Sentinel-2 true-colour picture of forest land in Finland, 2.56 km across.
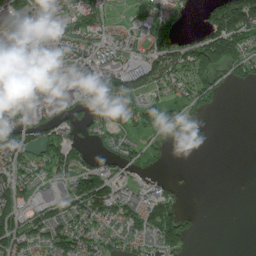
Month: July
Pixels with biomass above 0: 61%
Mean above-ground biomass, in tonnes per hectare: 56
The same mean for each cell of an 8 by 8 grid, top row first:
58 68 88 25 41 45 74 181
85 66 78 66 50 80 139 107
124 48 85 94 68 74 48 35
70 52 53 82 53 44 20 0
94 93 39 37 34 12 8 0
75 42 97 59 20 5 0 0
70 38 82 83 59 40 0 0
83 77 83 46 47 78 0 0
